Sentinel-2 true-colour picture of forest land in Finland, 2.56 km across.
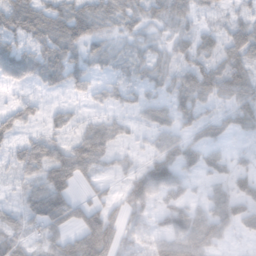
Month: November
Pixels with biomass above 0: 73%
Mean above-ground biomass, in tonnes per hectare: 43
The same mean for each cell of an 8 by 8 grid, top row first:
91 79 65 22 23 33 16 34
65 74 49 11 10 35 43 79
37 26 21 27 22 40 71 72
54 27 17 27 34 57 29 56
41 29 58 42 17 56 55 13
20 54 35 23 74 75 32 40
24 77 42 32 44 60 53 63
37 29 45 40 21 70 67 14
